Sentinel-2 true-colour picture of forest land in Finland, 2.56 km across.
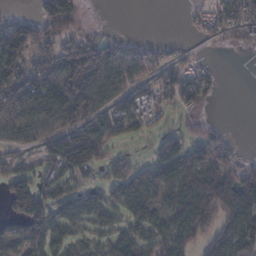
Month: February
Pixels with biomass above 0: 68%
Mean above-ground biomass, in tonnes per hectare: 71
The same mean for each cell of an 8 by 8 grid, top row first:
26 130 54 0 0 0 64 84
149 124 186 65 41 21 15 41
141 150 180 85 57 80 44 0
97 94 121 60 75 44 26 0
36 67 151 71 18 72 103 14
71 54 61 47 77 79 87 124
69 87 52 61 63 49 97 126
88 89 33 63 90 70 54 88
